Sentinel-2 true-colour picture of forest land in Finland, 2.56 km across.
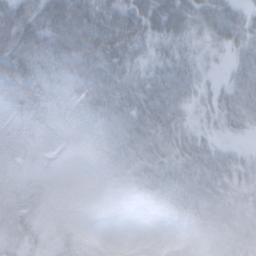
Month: February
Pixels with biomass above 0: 91%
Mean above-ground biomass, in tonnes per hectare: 49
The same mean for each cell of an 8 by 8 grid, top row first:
81 73 74 53 75 84 70 47
118 89 71 67 33 46 25 37
105 47 62 74 56 84 17 40
47 46 36 68 84 59 23 50
37 25 28 51 81 60 40 15
34 27 14 33 47 62 77 43
65 28 22 19 12 38 66 56
53 35 37 2 5 12 33 67
